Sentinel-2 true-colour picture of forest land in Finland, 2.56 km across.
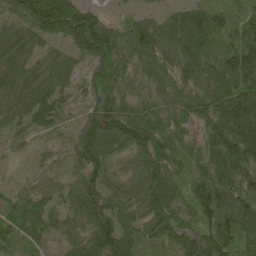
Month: May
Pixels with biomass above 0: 93%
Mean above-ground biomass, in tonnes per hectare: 91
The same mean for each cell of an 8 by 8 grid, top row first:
75 188 142 18 35 54 96 65
92 44 99 115 102 97 91 149
74 69 40 109 54 80 96 141
61 74 37 145 84 74 113 212
30 27 89 111 119 93 113 197
13 45 68 55 99 80 163 136
52 61 97 90 90 100 140 146
52 51 73 115 79 100 126 97
